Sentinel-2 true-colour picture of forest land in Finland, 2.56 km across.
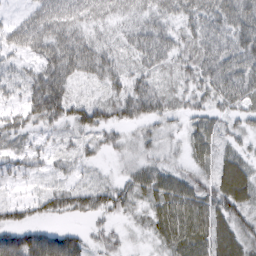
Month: March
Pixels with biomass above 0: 89%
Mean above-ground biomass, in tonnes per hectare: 48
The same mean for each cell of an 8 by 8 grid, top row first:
15 63 56 47 53 57 75 91
40 74 78 41 63 54 60 77
24 85 37 49 44 33 54 74
30 90 50 47 58 31 39 41
30 19 26 26 38 21 50 29
29 18 21 20 51 42 41 78
32 33 40 45 37 69 57 61
70 64 36 22 15 64 66 62
